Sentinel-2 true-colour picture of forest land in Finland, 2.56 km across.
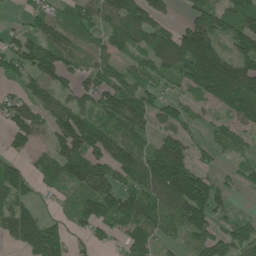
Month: June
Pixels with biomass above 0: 75%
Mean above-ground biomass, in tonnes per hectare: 84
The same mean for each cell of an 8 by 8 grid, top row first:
12 62 67 98 114 22 99 89
76 116 45 55 79 153 165 93
39 78 56 88 62 62 192 148
80 81 100 121 121 66 27 115
51 52 145 108 65 108 32 46
100 70 105 92 120 180 56 44
94 11 68 115 134 111 137 12
83 159 19 30 74 28 96 78
